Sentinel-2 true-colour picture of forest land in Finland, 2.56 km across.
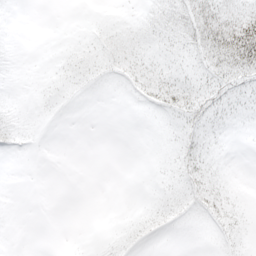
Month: May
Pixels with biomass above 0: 46%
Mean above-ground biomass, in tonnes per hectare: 8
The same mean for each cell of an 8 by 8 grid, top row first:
2 0 1 2 5 18 36 29
8 1 11 16 9 10 37 60
5 6 10 6 20 14 17 22
8 3 0 0 2 16 20 10
7 0 0 0 0 8 11 1
0 0 0 0 0 9 17 0
0 0 0 0 3 9 16 5
0 0 0 3 6 0 2 7
